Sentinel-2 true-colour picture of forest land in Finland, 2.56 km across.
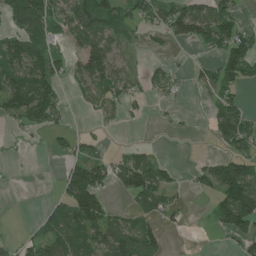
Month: June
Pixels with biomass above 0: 51%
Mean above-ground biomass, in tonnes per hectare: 56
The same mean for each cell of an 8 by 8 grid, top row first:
96 98 89 86 69 90 113 48
98 69 64 74 9 10 48 92
114 101 52 66 28 18 48 70
93 85 6 20 9 7 25 83
4 12 45 9 15 0 10 94
1 0 125 59 114 24 66 131
0 30 145 33 46 36 15 180
24 75 77 102 94 1 0 42
